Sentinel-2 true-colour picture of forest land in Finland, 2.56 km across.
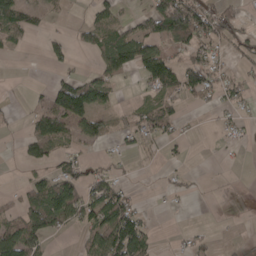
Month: April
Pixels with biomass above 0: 40%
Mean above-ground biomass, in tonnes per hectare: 36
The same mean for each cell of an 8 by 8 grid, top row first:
70 15 4 32 45 138 67 24
14 25 16 81 85 35 53 27
0 10 37 43 52 79 59 22
5 71 117 35 35 29 7 18
7 65 27 11 21 17 0 11
1 30 49 38 1 11 1 0
30 105 80 93 15 3 0 0
99 41 16 106 80 7 14 4
